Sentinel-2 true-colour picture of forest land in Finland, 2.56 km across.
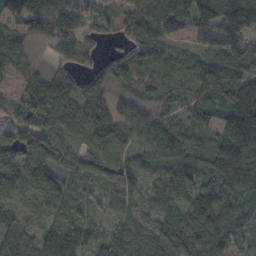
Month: October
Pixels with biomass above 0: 91%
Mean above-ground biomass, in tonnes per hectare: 83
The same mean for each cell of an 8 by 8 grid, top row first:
105 127 84 53 112 119 114 186
79 35 62 16 73 33 64 113
37 71 57 85 43 28 106 111
49 125 96 74 67 38 105 163
96 99 44 95 70 102 61 150
106 134 58 95 50 91 83 166
48 66 35 44 39 57 115 98
83 94 89 69 63 118 123 55
